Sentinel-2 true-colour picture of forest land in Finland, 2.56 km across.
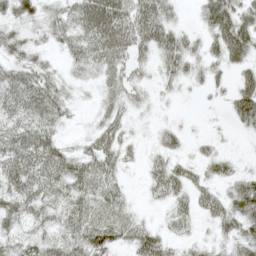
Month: May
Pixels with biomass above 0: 80%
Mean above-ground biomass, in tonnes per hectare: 33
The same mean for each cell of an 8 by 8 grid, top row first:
32 21 55 75 61 16 47 51
31 16 41 61 35 43 26 61
47 32 11 27 13 23 21 25
47 48 5 27 7 2 2 42
51 49 14 38 9 18 10 1
57 54 53 33 15 42 25 25
43 33 49 44 6 27 31 46
31 34 50 47 53 19 12 37
